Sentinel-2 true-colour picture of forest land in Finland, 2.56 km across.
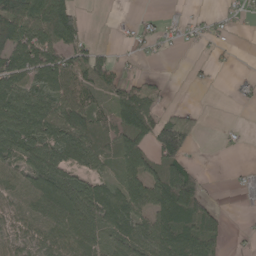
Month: May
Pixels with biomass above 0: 63%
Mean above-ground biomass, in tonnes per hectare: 59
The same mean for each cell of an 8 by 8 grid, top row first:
89 129 58 4 9 9 12 18
82 91 74 14 20 8 15 5
84 86 74 62 23 0 6 9
103 97 75 72 105 47 6 1
104 89 74 40 75 164 0 6
68 110 59 33 114 141 14 11
67 85 107 87 95 146 60 6
69 78 92 55 89 100 68 6
